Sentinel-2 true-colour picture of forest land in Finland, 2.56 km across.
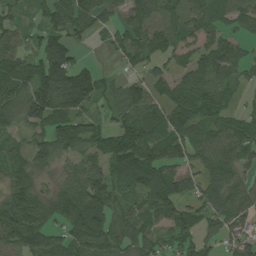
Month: July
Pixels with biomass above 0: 83%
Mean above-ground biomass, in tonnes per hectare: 85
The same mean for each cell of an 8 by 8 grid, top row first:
39 65 107 58 93 49 92 60
70 127 38 50 91 81 76 49
122 183 159 35 58 80 100 51
83 143 95 49 103 106 77 42
46 120 139 125 135 95 78 96
74 51 81 83 127 92 70 59
118 79 126 69 76 69 71 81
86 71 101 84 87 77 53 85
